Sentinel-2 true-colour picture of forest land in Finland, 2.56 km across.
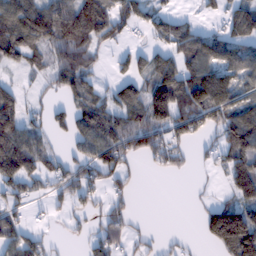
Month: February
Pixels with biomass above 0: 62%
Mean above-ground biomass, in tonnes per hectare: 76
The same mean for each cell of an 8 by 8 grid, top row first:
138 138 146 105 69 44 21 97
129 99 106 31 35 79 103 85
20 36 90 37 72 132 143 86
102 38 81 100 120 132 159 130
137 42 62 123 83 75 32 138
116 67 71 73 12 21 8 98
49 25 42 56 0 0 41 108
91 28 21 69 26 12 44 178
